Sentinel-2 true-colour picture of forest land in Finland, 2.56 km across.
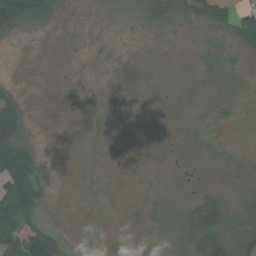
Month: August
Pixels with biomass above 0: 41%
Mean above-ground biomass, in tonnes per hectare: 21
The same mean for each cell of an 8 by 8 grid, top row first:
117 40 2 5 28 39 56 57
1 0 1 1 1 1 7 27
3 0 0 0 0 0 7 5
46 0 1 2 0 0 3 3
84 0 0 1 0 1 3 0
140 15 1 1 2 1 0 4
172 15 1 1 3 8 69 18
85 94 1 1 2 21 85 50
